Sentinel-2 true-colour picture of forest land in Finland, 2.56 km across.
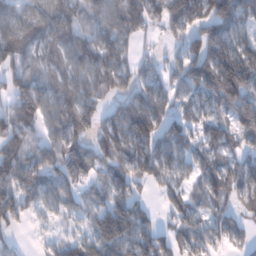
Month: January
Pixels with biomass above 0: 82%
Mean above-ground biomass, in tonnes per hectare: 95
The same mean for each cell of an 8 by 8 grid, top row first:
68 87 72 84 108 139 129 148
115 85 106 114 24 45 167 120
87 80 101 120 91 82 164 181
135 109 113 62 160 72 72 123
112 90 94 125 137 121 66 59
106 106 93 95 98 67 104 98
111 60 59 106 63 76 60 46
21 19 63 126 125 84 83 41
